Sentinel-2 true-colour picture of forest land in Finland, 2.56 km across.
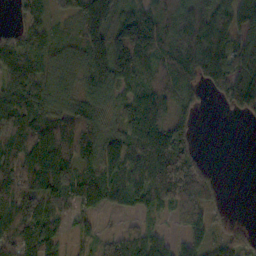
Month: October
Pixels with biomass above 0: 82%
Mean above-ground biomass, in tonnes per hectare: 97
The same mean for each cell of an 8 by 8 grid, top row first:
36 56 116 134 145 117 163 120
98 67 95 195 182 136 189 129
101 70 70 130 106 121 91 128
166 85 92 65 161 93 8 55
137 139 97 104 140 132 1 0
128 111 75 102 116 186 75 0
121 78 61 47 76 82 64 0
113 95 41 69 99 36 75 62
